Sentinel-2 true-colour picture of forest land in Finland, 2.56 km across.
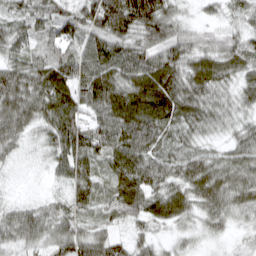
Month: March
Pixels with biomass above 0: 95%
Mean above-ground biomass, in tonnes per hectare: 64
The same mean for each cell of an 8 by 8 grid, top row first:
60 73 88 117 99 51 22 44
58 49 62 87 70 81 60 65
87 90 92 87 91 84 81 50
92 79 70 95 100 81 68 45
46 52 71 75 79 54 39 54
12 18 75 62 85 62 85 67
41 46 56 59 68 72 56 52
52 57 74 54 35 24 20 18
